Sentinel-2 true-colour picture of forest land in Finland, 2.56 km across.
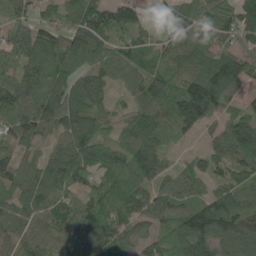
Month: May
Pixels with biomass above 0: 93%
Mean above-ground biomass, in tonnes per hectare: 99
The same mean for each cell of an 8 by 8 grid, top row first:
64 69 125 138 51 118 101 120
108 137 111 92 79 87 101 82
127 122 93 65 106 101 184 105
130 122 106 40 81 121 87 53
86 49 112 64 118 31 48 150
87 107 87 94 107 76 86 96
90 102 93 105 88 100 130 112
87 90 134 106 89 102 135 137
